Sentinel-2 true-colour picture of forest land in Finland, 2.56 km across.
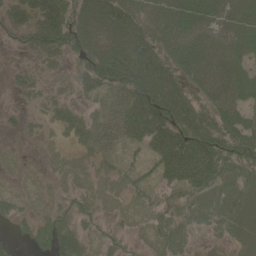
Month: June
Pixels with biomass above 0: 82%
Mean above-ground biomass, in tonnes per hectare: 49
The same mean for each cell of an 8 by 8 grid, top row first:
47 72 84 109 65 91 78 77
18 61 68 109 86 79 86 58
29 25 40 65 86 67 81 62
20 31 32 49 89 79 53 47
8 9 31 35 44 87 79 61
7 11 16 22 18 60 75 46
28 25 31 15 15 37 46 59
20 62 46 22 12 35 19 40
